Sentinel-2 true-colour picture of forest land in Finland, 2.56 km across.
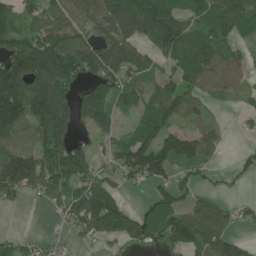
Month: June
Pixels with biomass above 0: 70%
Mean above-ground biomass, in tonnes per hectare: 94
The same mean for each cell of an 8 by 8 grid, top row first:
93 75 83 113 160 121 109 102
135 146 121 123 66 136 115 46
199 181 90 102 67 80 76 51
209 225 113 97 82 94 41 21
99 153 65 53 129 117 58 8
180 118 124 48 113 62 27 25
17 23 133 140 54 106 120 35
45 29 29 60 86 84 143 58
